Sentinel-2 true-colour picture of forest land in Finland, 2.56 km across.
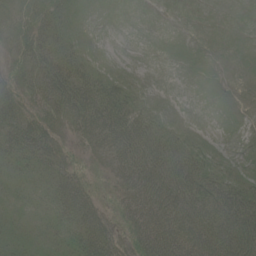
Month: June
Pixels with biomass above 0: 76%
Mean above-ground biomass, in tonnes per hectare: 30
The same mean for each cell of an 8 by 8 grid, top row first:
23 30 9 0 0 0 0 0
21 37 19 1 0 2 4 2
20 48 54 31 4 0 6 7
36 33 58 60 30 7 0 8
41 41 17 45 68 32 13 6
25 30 29 22 71 61 42 19
23 28 63 19 61 66 63 64
31 29 44 51 58 71 66 79
